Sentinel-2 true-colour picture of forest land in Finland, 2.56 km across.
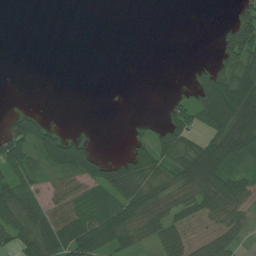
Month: July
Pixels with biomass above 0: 50%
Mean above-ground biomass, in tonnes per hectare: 40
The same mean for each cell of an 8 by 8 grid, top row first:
0 0 0 0 0 0 0 58
0 0 0 0 0 0 1 114
0 0 0 0 0 2 62 105
21 5 0 0 0 48 82 118
81 66 41 0 38 68 63 91
60 34 67 79 84 69 103 46
69 59 53 70 84 56 53 43
58 83 105 77 30 41 39 31
